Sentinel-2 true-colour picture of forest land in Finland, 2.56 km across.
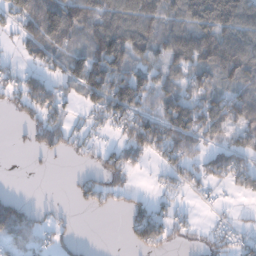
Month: December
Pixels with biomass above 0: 62%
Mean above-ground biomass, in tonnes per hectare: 67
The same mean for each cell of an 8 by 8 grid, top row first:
69 158 128 103 141 87 146 142
18 79 52 186 107 121 142 135
40 54 94 153 102 77 73 87
31 69 27 97 76 122 95 102
6 56 29 27 89 97 42 63
0 3 23 46 8 45 59 63
89 18 12 23 45 22 10 9
66 38 17 0 73 27 20 30
